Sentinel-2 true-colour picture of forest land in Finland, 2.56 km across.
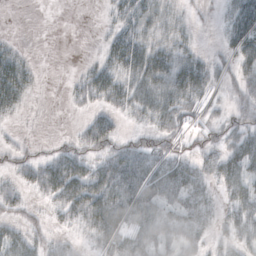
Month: October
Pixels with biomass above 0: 65%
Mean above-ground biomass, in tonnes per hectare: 34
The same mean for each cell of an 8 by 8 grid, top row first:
0 0 0 16 38 17 6 69
12 0 0 36 46 32 6 50
54 0 22 41 46 52 43 32
17 1 10 28 31 45 21 29
15 8 32 37 33 22 26 56
24 63 67 79 76 65 33 53
29 19 56 82 60 48 29 43
45 23 16 53 52 51 23 33
